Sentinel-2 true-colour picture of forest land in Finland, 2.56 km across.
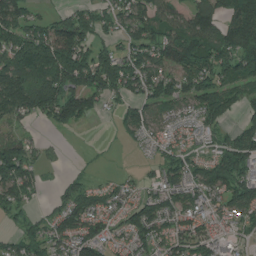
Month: July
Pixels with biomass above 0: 75%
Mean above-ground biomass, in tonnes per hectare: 91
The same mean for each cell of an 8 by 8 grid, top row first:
131 49 89 67 104 67 115 148
144 192 134 56 118 131 128 150
172 149 148 141 112 114 105 109
130 107 155 32 95 49 110 57
103 24 1 6 40 49 35 136
145 17 31 16 22 83 105 132
78 32 111 71 101 97 69 106
61 89 109 53 90 90 76 30
